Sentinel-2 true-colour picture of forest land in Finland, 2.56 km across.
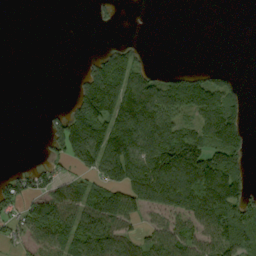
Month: September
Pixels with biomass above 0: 52%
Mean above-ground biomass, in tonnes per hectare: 71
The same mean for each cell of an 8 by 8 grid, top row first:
0 0 0 15 1 0 0 0
0 0 0 40 16 0 0 0
0 0 49 163 91 56 65 16
0 19 128 164 167 101 120 59
0 53 170 161 151 187 106 87
30 48 57 107 161 162 157 78
53 119 94 140 83 95 159 124
48 90 114 108 75 101 84 91
